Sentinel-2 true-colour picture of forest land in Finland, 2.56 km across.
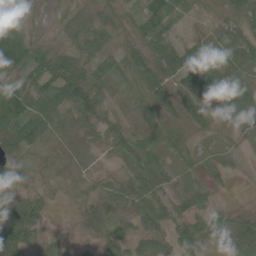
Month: June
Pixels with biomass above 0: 90%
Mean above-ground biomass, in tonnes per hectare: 43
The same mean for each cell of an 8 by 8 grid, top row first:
60 9 26 26 56 44 6 47
84 35 60 38 59 74 28 82
38 65 77 42 48 67 100 44
94 58 68 32 26 34 33 40
61 25 17 48 37 28 11 9
58 14 9 17 59 32 18 4
78 30 20 40 55 45 34 10
94 39 15 52 40 50 30 42
